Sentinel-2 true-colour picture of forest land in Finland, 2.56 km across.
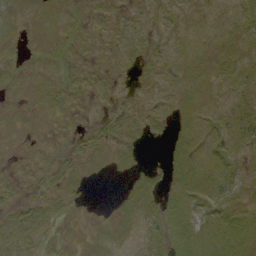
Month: September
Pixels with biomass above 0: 74%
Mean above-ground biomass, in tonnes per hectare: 9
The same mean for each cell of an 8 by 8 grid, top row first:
5 7 7 7 8 10 10 15
4 6 6 9 10 11 11 12
7 7 6 8 6 10 10 15
3 7 5 8 10 10 11 17
2 4 6 11 5 10 12 15
6 7 7 2 6 11 13 10
10 13 1 3 12 12 10 11
16 4 4 8 9 12 12 12
